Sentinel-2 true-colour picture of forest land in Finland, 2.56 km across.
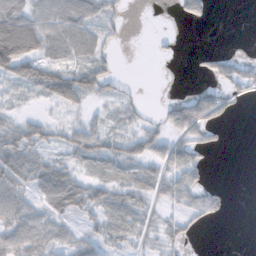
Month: November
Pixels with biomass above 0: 59%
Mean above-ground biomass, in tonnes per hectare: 34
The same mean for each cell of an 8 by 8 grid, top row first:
72 58 60 23 0 12 24 0
96 50 61 14 0 4 6 0
47 65 64 34 1 0 16 55
19 10 17 20 18 51 77 7
81 42 60 38 58 52 28 0
70 77 28 26 37 53 15 0
67 41 36 45 33 29 52 0
67 50 35 36 25 30 0 0
